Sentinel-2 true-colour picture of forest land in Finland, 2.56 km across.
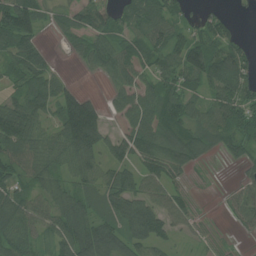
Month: July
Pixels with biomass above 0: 77%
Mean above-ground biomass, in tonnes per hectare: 63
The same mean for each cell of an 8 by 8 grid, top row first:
117 34 60 63 73 50 37 10
75 15 41 69 70 76 80 46
43 54 8 48 53 72 77 83
88 50 146 31 91 91 64 79
85 67 134 54 96 104 59 56
52 64 68 67 76 46 3 15
89 66 73 70 98 66 3 49
83 46 114 104 94 29 17 3
